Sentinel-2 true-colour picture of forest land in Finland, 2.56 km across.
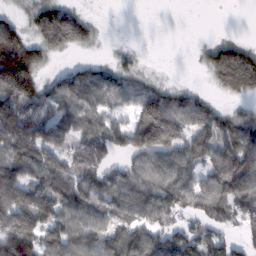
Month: February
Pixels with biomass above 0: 76%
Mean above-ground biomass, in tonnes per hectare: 96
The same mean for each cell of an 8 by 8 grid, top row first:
29 129 66 0 0 0 0 0
176 95 49 12 4 0 45 76
267 48 104 78 43 8 30 159
153 94 97 61 136 130 85 64
133 163 100 90 149 126 141 172
136 136 134 91 103 131 101 184
175 152 134 106 128 102 103 86
160 105 101 105 95 97 98 38
